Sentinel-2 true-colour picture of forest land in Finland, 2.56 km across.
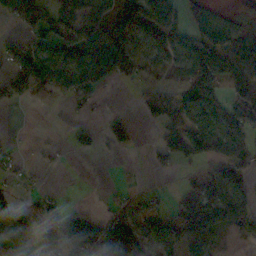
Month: November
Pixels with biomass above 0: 57%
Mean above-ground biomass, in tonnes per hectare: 60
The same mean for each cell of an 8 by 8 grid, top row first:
73 91 81 99 95 65 89 18
48 92 83 103 70 88 155 109
58 94 74 28 24 51 126 100
3 0 20 4 25 55 108 83
7 5 26 11 6 80 101 40
20 2 2 0 1 14 53 66
33 67 31 32 69 56 96 78
108 90 203 103 80 74 65 27
